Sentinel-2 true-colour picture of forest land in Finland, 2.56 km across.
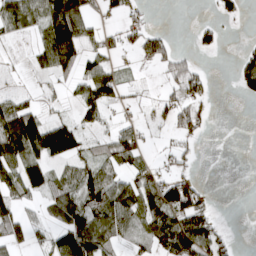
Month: April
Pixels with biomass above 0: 52%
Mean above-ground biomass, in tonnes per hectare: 49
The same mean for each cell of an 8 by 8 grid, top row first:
75 101 109 18 25 0 5 19
8 97 71 42 66 26 24 13
6 16 56 74 8 51 29 57
88 25 39 18 10 68 24 0
115 138 56 66 39 28 2 0
74 68 68 57 47 55 1 0
58 44 96 78 85 119 48 0
54 40 112 50 38 115 92 3
